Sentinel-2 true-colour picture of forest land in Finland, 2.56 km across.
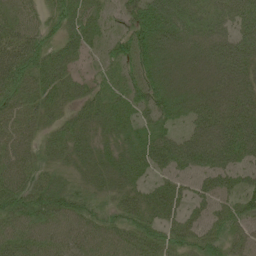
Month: June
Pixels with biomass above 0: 91%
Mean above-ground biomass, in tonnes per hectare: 54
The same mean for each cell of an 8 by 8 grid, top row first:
48 47 60 23 95 92 49 57
89 61 46 32 78 62 57 59
101 72 30 31 70 46 43 49
76 45 39 51 42 49 61 61
66 37 43 34 59 70 76 79
68 33 32 48 34 47 56 40
70 72 50 36 65 43 37 41
64 55 51 53 63 50 47 34
